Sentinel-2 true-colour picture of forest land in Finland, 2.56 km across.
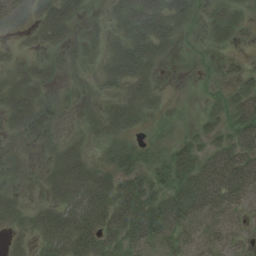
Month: August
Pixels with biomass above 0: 71%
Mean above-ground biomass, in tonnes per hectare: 31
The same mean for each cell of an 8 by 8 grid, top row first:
26 44 24 18 65 48 19 22
9 20 10 29 61 17 10 8
36 24 5 37 41 1 6 24
51 24 3 34 33 8 14 52
13 18 19 10 9 21 28 60
5 27 56 38 29 39 74 70
30 37 56 71 59 68 45 23
18 43 64 41 37 22 21 14
